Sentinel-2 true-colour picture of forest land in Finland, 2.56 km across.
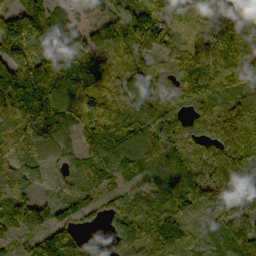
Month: October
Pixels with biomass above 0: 92%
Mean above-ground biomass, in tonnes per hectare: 119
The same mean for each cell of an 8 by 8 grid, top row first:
159 148 58 120 168 72 113 124
135 122 102 131 146 100 190 156
197 141 92 99 106 132 149 89
170 178 109 118 113 115 105 121
95 109 73 153 184 134 138 127
146 43 47 101 108 106 139 186
149 81 66 65 142 98 104 158
58 121 87 74 114 92 71 168
